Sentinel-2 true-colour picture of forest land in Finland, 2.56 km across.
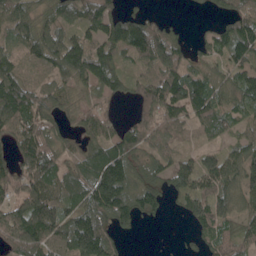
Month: May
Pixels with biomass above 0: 80%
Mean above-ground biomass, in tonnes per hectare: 86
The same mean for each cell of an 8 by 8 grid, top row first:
90 62 89 87 51 4 22 107
59 105 98 92 143 90 58 127
98 66 80 84 67 107 77 84
141 80 58 36 74 106 105 74
67 82 47 94 88 58 36 68
81 118 91 172 83 88 125 108
99 143 105 144 96 24 119 70
129 115 155 87 2 1 76 87
